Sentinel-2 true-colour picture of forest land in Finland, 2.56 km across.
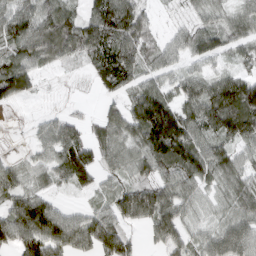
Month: March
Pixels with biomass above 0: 83%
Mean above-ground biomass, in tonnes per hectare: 67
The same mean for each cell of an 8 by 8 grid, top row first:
96 88 60 110 50 12 39 44
71 96 90 107 75 46 64 39
111 7 7 82 53 49 62 80
3 18 15 46 125 96 111 136
2 56 78 67 95 142 74 54
51 43 58 37 53 80 64 63
76 83 26 67 95 70 33 66
85 122 83 113 24 66 57 97
